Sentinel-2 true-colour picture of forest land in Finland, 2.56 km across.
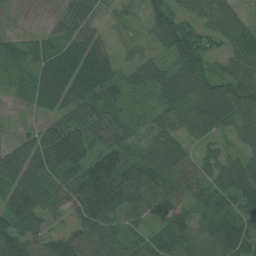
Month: July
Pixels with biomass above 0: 89%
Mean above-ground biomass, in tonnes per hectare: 72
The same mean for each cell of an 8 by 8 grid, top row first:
12 18 70 25 47 65 55 32
38 60 100 43 24 92 43 67
36 118 138 96 65 87 81 74
6 50 74 71 29 65 99 72
56 130 144 67 37 46 31 36
116 109 111 122 91 59 48 101
143 81 76 91 82 61 86 88
91 64 75 72 54 86 95 124
